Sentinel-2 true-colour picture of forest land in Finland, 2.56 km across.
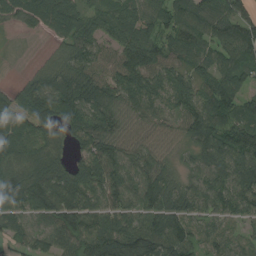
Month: August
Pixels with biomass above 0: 91%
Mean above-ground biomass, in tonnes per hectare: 82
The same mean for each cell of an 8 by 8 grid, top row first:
66 104 83 70 67 85 83 66
11 20 89 61 98 77 75 105
17 87 105 77 93 75 74 75
104 98 103 80 76 67 114 83
108 97 55 80 61 49 108 112
89 114 110 97 83 51 94 99
83 91 92 79 96 89 75 73
54 72 76 105 119 101 69 55
